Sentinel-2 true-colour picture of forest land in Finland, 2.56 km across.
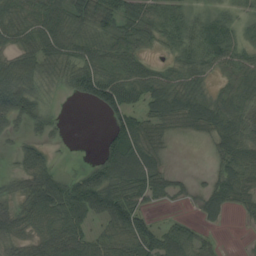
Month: August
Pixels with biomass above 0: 76%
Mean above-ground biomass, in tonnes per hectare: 45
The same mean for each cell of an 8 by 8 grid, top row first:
48 61 55 54 51 43 39 23
46 56 46 45 30 38 76 39
69 25 62 61 61 44 28 45
67 27 0 45 49 66 68 54
21 26 0 48 64 5 21 64
32 69 35 75 80 21 17 62
42 90 65 90 38 5 39 26
40 69 64 37 71 54 17 2
